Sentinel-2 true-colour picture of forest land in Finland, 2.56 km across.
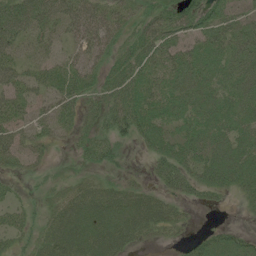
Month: July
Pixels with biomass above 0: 77%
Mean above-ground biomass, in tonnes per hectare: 37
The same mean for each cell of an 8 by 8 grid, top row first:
68 52 53 36 31 46 46 33
43 28 33 37 50 44 40 45
45 37 43 39 49 44 43 39
40 29 34 49 56 39 45 41
42 22 24 40 27 39 45 45
17 10 10 13 11 63 42 48
26 17 45 46 49 21 13 7
26 37 50 54 21 10 34 31
